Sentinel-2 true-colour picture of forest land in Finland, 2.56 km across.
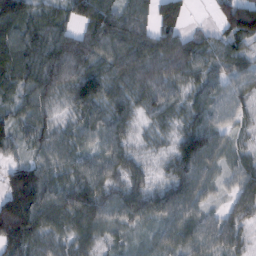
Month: February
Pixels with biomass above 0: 94%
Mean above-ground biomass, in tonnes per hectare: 71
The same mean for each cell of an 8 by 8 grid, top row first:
135 69 76 84 63 94 7 130
100 96 94 80 89 99 55 50
82 91 119 84 90 68 55 45
53 48 63 75 40 47 67 42
41 51 52 61 22 62 91 31
107 75 75 60 42 71 59 55
171 103 115 68 75 86 38 51
97 73 62 36 31 56 57 49
